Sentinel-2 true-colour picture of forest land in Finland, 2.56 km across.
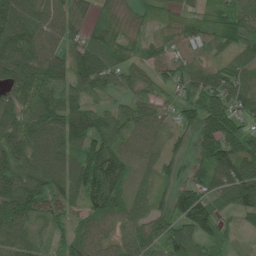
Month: June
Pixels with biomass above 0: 90%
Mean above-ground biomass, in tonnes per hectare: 71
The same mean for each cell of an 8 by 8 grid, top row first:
102 73 60 23 31 45 43 56
110 75 75 60 37 52 38 50
91 95 87 56 43 62 85 79
83 98 90 54 58 33 94 72
87 103 87 80 60 30 86 81
99 103 110 106 32 37 84 121
103 66 52 64 47 107 98 78
77 34 71 47 76 102 64 18
